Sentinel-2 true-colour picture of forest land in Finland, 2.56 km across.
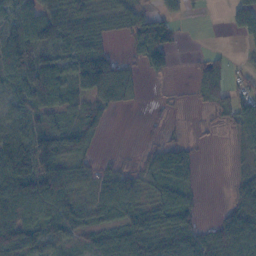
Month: November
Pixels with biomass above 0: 72%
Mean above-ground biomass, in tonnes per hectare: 52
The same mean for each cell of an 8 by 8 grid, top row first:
64 81 71 39 40 30 3 58
102 80 55 17 57 20 5 9
95 94 82 100 15 5 47 15
61 57 46 23 0 5 16 70
110 120 62 0 12 35 3 26
138 109 39 46 43 66 0 27
103 71 44 67 50 83 4 72
95 48 32 48 90 82 57 106
